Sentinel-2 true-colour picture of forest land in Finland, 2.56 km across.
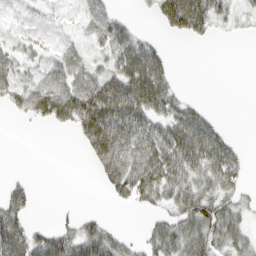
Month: March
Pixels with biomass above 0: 56%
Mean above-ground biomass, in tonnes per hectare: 35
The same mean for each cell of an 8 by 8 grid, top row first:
17 15 25 30 6 89 60 18
24 21 25 45 47 1 2 0
40 47 52 56 88 16 0 0
21 59 76 78 63 49 17 0
0 0 18 79 64 74 79 12
5 0 0 50 71 55 51 31
46 0 5 6 18 36 56 27
72 47 52 36 21 53 50 38
